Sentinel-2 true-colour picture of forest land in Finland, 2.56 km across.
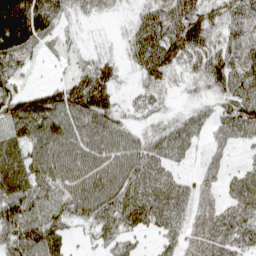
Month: April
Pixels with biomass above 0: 86%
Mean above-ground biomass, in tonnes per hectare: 75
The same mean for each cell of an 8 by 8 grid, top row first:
216 106 31 16 57 100 70 70
137 41 18 6 106 110 68 78
56 15 77 61 50 26 67 93
122 148 127 84 45 20 33 92
86 109 88 88 60 68 33 33
113 103 102 108 88 41 40 48
93 90 96 110 108 69 63 88
86 99 18 53 22 48 96 91
